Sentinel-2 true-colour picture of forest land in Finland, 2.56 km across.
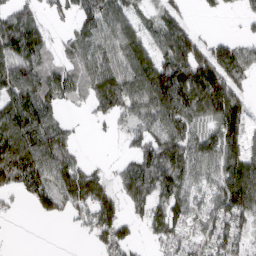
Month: March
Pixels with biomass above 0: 74%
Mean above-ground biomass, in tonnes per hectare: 81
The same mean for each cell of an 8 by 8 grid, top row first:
77 29 77 96 39 71 9 22
100 63 67 99 96 142 84 63
109 77 74 96 124 159 165 70
129 95 10 59 84 121 111 114
156 133 21 5 81 108 103 105
109 110 119 40 129 106 66 137
12 62 71 89 72 95 66 126
1 0 5 96 21 67 71 71
